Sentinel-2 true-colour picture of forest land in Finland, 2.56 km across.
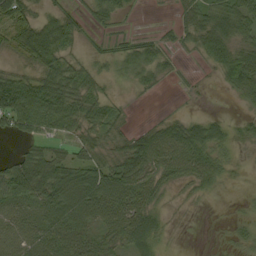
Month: September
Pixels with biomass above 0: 73%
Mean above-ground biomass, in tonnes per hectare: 42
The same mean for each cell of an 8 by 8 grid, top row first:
69 29 21 34 1 18 69 67
44 84 18 19 36 16 55 50
51 71 54 19 25 8 3 65
83 80 63 37 0 6 7 9
13 35 49 40 60 73 67 21
85 93 66 71 63 42 45 6
50 63 83 74 56 4 2 8
48 57 58 43 66 4 3 22
